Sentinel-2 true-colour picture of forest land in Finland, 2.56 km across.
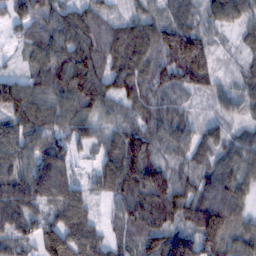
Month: February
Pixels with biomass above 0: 92%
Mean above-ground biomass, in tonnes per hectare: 81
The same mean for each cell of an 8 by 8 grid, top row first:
50 62 76 35 56 67 54 72
20 91 102 79 94 139 64 34
51 86 127 91 83 73 69 40
104 87 87 63 78 60 20 46
90 86 52 70 118 73 63 61
97 136 39 118 149 73 84 83
108 80 97 48 104 108 137 76
75 119 117 52 82 110 119 84
